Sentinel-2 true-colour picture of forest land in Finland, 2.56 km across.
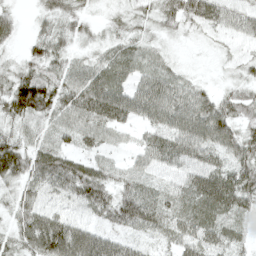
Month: April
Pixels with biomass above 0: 91%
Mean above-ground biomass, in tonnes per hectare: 43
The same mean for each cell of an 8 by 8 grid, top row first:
18 26 27 15 25 50 48 34
15 45 17 30 31 8 8 15
59 63 49 59 41 35 9 23
59 59 59 69 46 59 59 49
51 43 31 29 30 50 53 56
61 72 64 38 33 25 62 58
42 33 29 57 57 41 62 46
40 97 79 43 23 40 48 29
